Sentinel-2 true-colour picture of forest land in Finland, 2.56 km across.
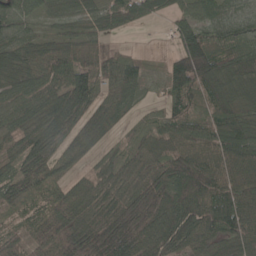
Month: May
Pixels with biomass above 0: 89%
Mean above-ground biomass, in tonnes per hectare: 79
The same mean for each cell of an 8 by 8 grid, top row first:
80 42 50 66 51 43 70 76
64 64 70 17 3 67 105 78
85 83 109 71 41 93 122 78
77 106 105 73 18 64 54 64
71 114 92 23 46 65 78 100
84 72 31 68 90 110 103 76
45 65 93 94 125 137 122 128
48 89 116 138 140 117 89 96
